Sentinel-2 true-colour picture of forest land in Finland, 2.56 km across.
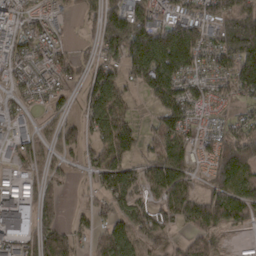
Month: March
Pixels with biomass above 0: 77%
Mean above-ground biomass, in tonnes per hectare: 72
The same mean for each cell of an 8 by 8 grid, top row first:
52 53 45 113 93 83 98 120
71 78 24 91 159 160 82 166
39 43 50 94 85 97 54 105
33 37 45 102 9 98 29 36
51 39 66 96 56 91 50 114
41 49 16 95 55 96 33 105
118 53 22 69 81 101 103 90
82 88 50 85 56 22 66 10
